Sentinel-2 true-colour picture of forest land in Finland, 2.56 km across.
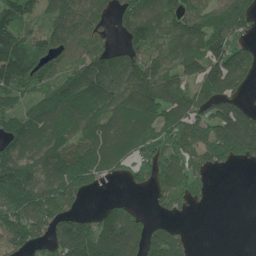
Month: June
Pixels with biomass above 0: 76%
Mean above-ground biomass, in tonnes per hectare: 127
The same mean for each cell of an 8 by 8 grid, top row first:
133 90 127 62 126 139 145 177
170 114 102 74 132 131 178 84
185 113 209 182 228 123 169 106
100 164 158 138 217 172 152 158
147 142 154 155 108 117 174 187
226 148 193 55 57 115 48 1
152 200 74 81 22 59 9 0
135 100 193 258 163 87 0 0
